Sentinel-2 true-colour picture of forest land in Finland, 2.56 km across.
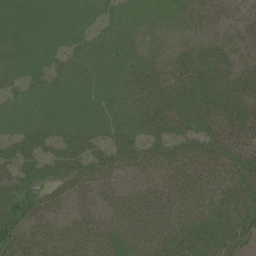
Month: July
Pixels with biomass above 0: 93%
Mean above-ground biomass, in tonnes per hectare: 39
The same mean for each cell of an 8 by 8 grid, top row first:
21 21 20 32 29 30 32 24
23 22 33 39 33 20 29 25
26 38 36 39 47 43 49 45
31 37 39 45 51 47 53 51
45 39 50 43 45 43 48 49
50 30 43 32 26 35 40 47
64 29 25 32 44 42 44 54
54 36 39 34 41 49 60 49
